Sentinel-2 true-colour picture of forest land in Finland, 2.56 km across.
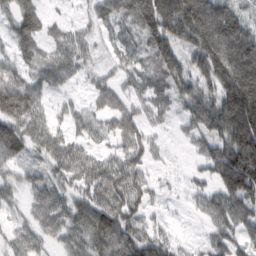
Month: February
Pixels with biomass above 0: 86%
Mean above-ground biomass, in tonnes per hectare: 73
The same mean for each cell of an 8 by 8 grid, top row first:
74 37 15 72 137 157 155 70
54 53 62 40 76 92 145 147
75 58 27 35 63 88 84 181
123 44 37 61 46 42 112 176
91 76 55 42 66 12 69 151
34 51 77 97 58 13 48 155
30 74 73 101 57 8 67 74
37 33 64 116 79 42 45 60
